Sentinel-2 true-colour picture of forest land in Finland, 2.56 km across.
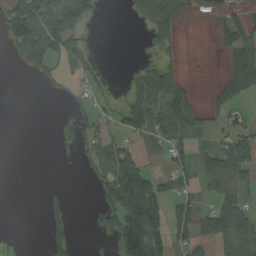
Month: August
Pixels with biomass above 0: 40%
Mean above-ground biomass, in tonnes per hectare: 37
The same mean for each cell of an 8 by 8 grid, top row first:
108 82 60 1 24 30 2 33
69 99 39 0 6 13 0 69
0 27 29 6 49 36 2 82
0 0 30 17 59 70 26 18
0 0 33 52 10 35 14 66
0 0 3 88 72 27 48 65
0 18 0 59 163 49 29 64
10 32 4 33 160 52 37 60
